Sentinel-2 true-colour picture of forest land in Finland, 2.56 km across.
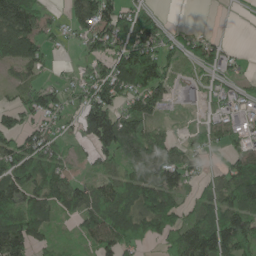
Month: May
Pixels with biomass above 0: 72%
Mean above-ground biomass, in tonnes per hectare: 77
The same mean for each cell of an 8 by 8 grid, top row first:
148 35 84 94 72 1 0 0
121 45 28 92 156 60 76 7
34 29 55 128 148 37 36 41
62 86 66 108 97 14 27 61
85 70 30 128 119 49 57 55
107 97 38 57 131 99 32 105
123 83 95 110 104 87 90 110
149 47 40 105 66 83 160 144
